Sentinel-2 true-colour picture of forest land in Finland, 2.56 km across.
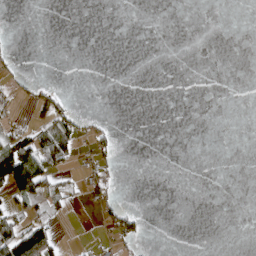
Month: April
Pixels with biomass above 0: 13%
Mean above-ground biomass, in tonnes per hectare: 13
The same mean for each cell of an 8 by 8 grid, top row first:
0 0 0 0 0 0 0 0
3 0 0 0 0 0 0 0
15 4 0 0 0 0 0 0
9 52 16 1 0 0 0 0
73 93 26 28 0 0 0 0
128 63 16 19 0 0 0 0
26 30 9 46 2 0 0 0
97 61 3 27 14 0 0 0
